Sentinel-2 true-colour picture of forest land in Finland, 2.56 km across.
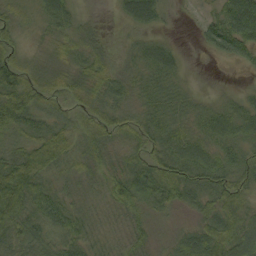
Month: September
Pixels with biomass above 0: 88%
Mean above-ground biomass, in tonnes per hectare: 40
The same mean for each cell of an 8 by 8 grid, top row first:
22 41 19 7 53 4 17 89
24 27 35 16 35 16 21 52
58 38 45 45 35 30 1 3
84 36 27 38 33 43 37 50
34 73 39 36 36 47 48 43
86 42 33 38 63 60 50 40
71 48 32 37 44 32 48 61
43 39 38 29 35 34 75 72
